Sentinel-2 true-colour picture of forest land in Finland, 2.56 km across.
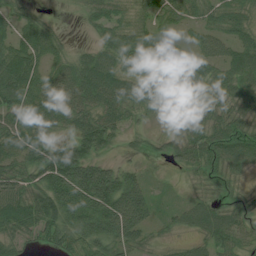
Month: July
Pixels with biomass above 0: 88%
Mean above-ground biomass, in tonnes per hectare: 60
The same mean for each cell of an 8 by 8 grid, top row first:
42 14 17 64 39 51 49 59
72 69 18 63 89 60 54 67
106 61 78 78 70 74 68 63
77 84 76 68 38 56 55 47
76 72 80 43 23 39 73 79
72 98 116 81 30 8 40 25
88 94 101 103 70 27 54 39
52 46 67 73 32 17 46 56
